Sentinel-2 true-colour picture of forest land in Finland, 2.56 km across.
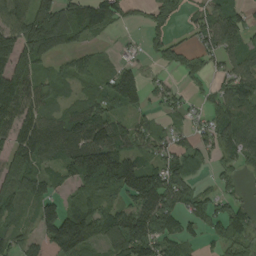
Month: August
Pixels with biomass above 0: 76%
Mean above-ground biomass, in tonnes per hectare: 92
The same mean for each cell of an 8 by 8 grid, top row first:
97 150 136 86 33 69 76 68
131 123 53 10 31 51 67 89
142 60 60 91 65 21 33 106
142 79 121 86 56 53 58 116
107 122 150 160 72 74 84 120
132 73 125 164 139 127 29 40
67 88 92 61 128 125 79 67
68 150 158 135 177 91 41 76
